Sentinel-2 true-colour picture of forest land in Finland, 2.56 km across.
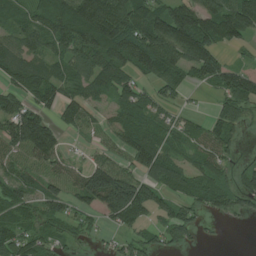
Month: July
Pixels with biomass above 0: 77%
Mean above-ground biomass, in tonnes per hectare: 81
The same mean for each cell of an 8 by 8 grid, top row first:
66 93 146 156 97 147 124 173
76 79 117 152 158 162 140 39
68 90 81 98 45 65 71 107
133 64 79 41 64 30 17 59
89 140 9 32 119 55 83 22
58 58 73 179 96 74 68 45
72 60 50 157 101 64 60 48
82 60 26 20 52 57 5 0
